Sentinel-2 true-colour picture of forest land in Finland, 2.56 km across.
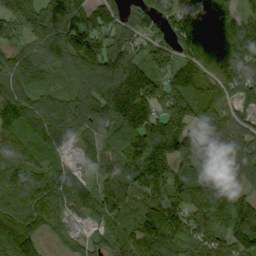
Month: September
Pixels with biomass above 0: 93%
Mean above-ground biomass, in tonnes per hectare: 125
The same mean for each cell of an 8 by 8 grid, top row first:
127 149 176 136 114 148 140 91
98 128 174 146 93 116 127 132
125 74 103 200 176 59 86 148
142 136 137 182 212 210 78 68
85 88 72 109 192 200 120 117
114 98 66 141 182 131 114 94
123 103 85 137 122 148 142 138
143 38 43 74 193 125 135 103
